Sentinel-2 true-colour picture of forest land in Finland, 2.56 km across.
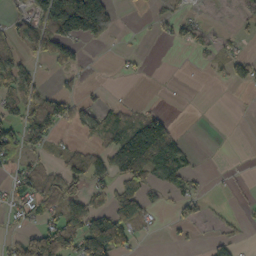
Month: October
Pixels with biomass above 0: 39%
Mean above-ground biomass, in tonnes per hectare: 39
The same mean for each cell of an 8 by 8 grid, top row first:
22 105 212 72 3 33 1 14
38 75 31 5 2 15 21 15
57 6 18 2 4 0 4 32
44 94 47 37 34 4 0 1
69 42 22 58 143 56 0 0
47 50 53 58 61 52 7 2
42 54 58 59 45 23 10 6
43 117 99 121 9 8 15 13
